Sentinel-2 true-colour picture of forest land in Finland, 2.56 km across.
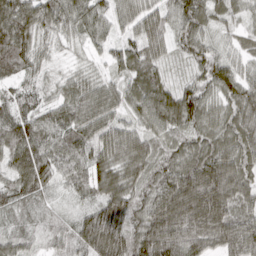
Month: March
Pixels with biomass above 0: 98%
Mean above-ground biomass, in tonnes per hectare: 72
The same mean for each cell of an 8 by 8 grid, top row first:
100 74 65 49 63 63 55 38
114 33 25 31 66 45 54 34
54 32 46 34 71 31 70 78
59 47 76 57 74 102 70 79
97 71 72 74 68 51 60 76
78 74 55 92 70 103 141 82
47 20 30 123 80 163 170 74
44 34 78 144 112 135 102 117
